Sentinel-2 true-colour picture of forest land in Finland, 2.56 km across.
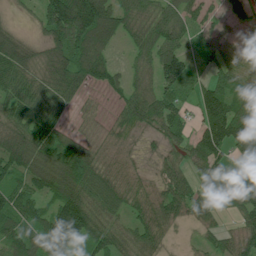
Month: July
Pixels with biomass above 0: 85%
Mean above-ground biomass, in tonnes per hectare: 81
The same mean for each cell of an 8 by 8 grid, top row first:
14 112 164 111 75 83 54 59
108 69 127 49 73 82 64 61
106 96 101 62 54 131 59 92
90 90 27 32 103 75 109 102
110 118 63 36 19 61 115 97
88 122 144 67 24 75 76 97
100 73 126 71 65 79 45 77
85 151 99 77 66 11 35 76
